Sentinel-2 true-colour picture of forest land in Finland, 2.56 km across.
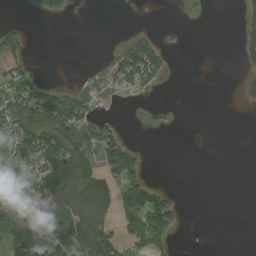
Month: August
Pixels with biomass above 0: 37%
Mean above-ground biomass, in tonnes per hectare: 53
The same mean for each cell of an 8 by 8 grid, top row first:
0 43 0 0 1 0 4 30
57 0 0 10 109 7 0 44
75 11 9 44 93 2 0 27
140 158 100 3 7 3 0 3
132 138 145 96 4 0 0 0
97 138 133 66 47 0 0 0
161 148 128 81 168 49 0 0
135 196 145 102 98 23 0 0
